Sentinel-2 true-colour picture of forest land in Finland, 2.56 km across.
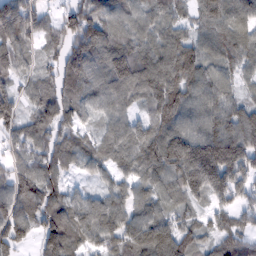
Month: February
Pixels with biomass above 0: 91%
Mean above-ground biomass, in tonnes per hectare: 92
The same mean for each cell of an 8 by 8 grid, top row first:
122 41 122 93 68 63 83 99
94 43 129 120 82 109 75 97
58 52 111 114 122 122 94 57
78 92 69 76 50 111 97 81
54 90 70 68 107 138 172 130
89 105 30 59 84 118 171 109
106 111 86 96 81 69 46 64
99 125 87 87 136 130 68 92
